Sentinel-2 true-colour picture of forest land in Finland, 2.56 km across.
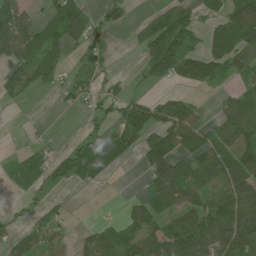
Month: July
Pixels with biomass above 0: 59%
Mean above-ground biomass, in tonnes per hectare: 58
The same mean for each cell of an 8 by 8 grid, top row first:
97 57 95 50 21 87 41 96
95 94 43 22 48 133 55 89
93 57 53 39 30 59 75 33
4 1 29 46 88 89 16 75
7 23 40 59 69 79 67 87
57 49 58 14 31 88 50 86
7 29 1 0 57 67 79 121
54 44 33 79 98 81 99 113
